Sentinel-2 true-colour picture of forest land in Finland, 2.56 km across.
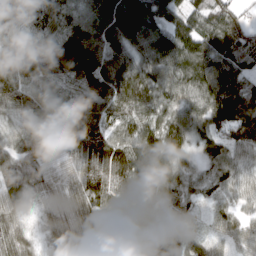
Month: March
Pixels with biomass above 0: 97%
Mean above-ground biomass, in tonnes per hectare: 87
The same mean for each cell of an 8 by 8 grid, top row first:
86 109 105 144 139 93 102 53
53 89 145 107 94 108 122 116
108 84 87 131 102 88 102 82
72 85 84 82 93 74 98 127
59 55 99 109 130 91 69 92
73 52 83 123 149 81 63 66
54 43 71 62 75 65 40 47
78 41 79 78 96 72 51 61
